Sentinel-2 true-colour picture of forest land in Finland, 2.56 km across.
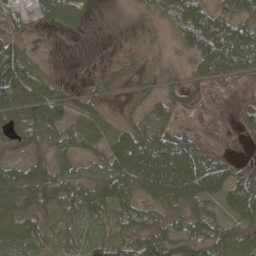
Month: May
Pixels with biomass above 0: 76%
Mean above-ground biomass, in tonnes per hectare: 53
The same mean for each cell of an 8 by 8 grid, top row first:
31 45 42 0 17 64 71 46
63 8 2 3 17 17 101 116
126 54 6 23 17 11 59 46
82 94 42 12 36 50 8 25
36 52 47 53 78 83 21 22
66 71 48 78 96 111 105 73
60 69 82 66 46 62 41 80
71 53 47 60 79 76 77 81
